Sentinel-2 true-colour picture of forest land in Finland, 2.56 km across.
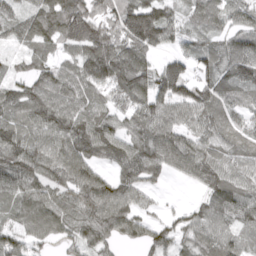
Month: April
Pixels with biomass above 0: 88%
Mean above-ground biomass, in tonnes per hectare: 92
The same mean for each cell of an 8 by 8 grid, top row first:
73 133 136 102 158 63 96 77
38 70 104 146 133 43 71 112
56 92 103 122 106 197 84 113
82 118 91 65 106 109 113 70
103 100 121 108 116 125 89 68
116 95 105 59 91 45 94 77
74 84 102 125 49 23 89 95
87 59 79 70 72 66 93 58
